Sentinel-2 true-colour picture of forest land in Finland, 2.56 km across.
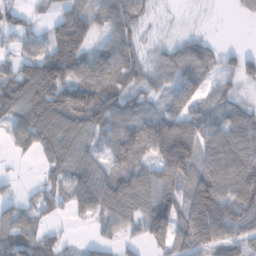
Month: January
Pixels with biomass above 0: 81%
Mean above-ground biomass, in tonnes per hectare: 80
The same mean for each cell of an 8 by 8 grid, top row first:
63 36 92 88 42 3 2 15
41 85 118 87 41 55 52 26
124 157 103 101 65 74 50 57
117 150 130 97 71 85 63 72
55 94 91 66 86 211 89 115
10 42 91 97 92 119 109 126
61 48 59 102 108 111 152 100
99 59 14 37 58 79 114 69
